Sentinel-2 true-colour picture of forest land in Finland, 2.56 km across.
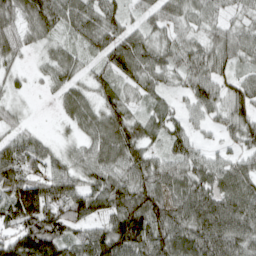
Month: April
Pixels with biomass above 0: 91%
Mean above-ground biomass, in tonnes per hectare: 75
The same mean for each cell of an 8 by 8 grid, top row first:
87 93 78 69 41 58 52 38
66 37 42 76 75 65 69 69
28 33 42 60 63 39 82 60
32 3 77 80 45 43 55 83
72 34 47 103 74 66 22 55
98 88 66 83 98 78 86 76
147 130 109 109 134 91 109 95
114 132 71 132 119 104 114 83
